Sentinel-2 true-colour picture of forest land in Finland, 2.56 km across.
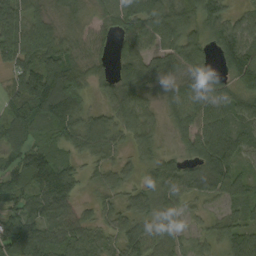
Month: September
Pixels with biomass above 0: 92%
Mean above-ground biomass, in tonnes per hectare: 89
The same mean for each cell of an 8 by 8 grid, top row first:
90 68 56 99 161 143 122 52
148 114 80 59 89 118 84 133
84 138 73 80 89 88 103 99
87 120 98 80 86 76 120 102
76 70 78 69 68 34 139 98
88 152 54 61 42 96 109 50
96 130 44 52 77 79 36 49
157 107 89 52 112 71 53 96
